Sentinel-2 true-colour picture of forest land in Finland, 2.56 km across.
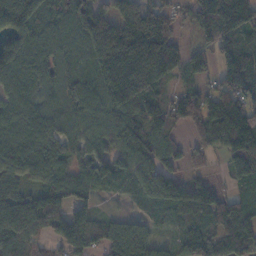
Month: November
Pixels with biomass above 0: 88%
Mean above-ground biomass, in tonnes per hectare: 123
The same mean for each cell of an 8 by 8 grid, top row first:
199 82 121 170 210 68 171 202
108 92 76 292 274 134 88 148
91 86 86 216 217 68 60 174
98 87 97 128 116 116 169 256
103 117 89 106 132 58 97 235
69 96 72 107 109 89 36 112
143 138 103 9 30 111 138 87
117 88 149 179 130 67 127 127
